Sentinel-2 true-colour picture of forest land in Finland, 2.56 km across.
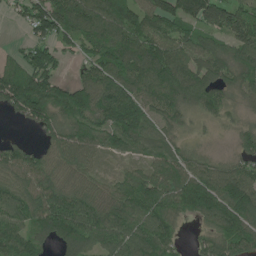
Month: June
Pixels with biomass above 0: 88%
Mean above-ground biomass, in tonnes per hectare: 102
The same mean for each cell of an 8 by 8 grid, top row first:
31 154 132 163 133 143 155 100
27 83 70 128 135 118 94 113
146 106 69 128 130 150 109 92
69 132 131 151 100 91 65 34
49 55 120 72 71 53 19 55
99 100 79 32 78 106 107 113
115 136 134 108 127 93 138 164
121 73 136 112 132 59 65 128
